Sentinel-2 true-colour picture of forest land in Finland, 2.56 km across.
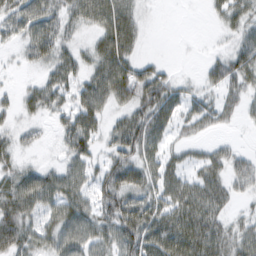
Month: February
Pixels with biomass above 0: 73%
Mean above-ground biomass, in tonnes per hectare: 44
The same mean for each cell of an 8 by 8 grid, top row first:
56 62 56 76 17 0 11 45
21 59 28 68 11 1 5 44
5 37 38 85 77 29 30 51
23 34 55 32 72 43 45 29
27 8 58 40 71 24 22 9
45 45 41 59 56 44 56 50
60 41 50 62 66 66 76 16
62 44 55 51 85 80 81 51
